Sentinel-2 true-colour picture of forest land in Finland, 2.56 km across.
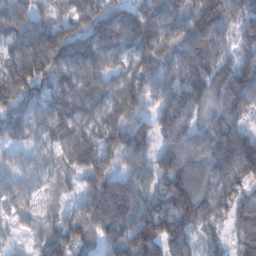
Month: January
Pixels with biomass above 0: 92%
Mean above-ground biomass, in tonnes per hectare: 117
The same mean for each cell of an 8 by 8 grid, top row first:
98 67 125 148 173 114 189 88
113 201 164 117 133 105 127 77
188 150 102 77 108 116 142 130
154 113 97 100 81 135 90 119
62 67 115 108 138 112 115 146
50 53 79 108 102 214 110 110
52 29 77 210 151 238 140 97
23 88 125 127 201 172 71 74
